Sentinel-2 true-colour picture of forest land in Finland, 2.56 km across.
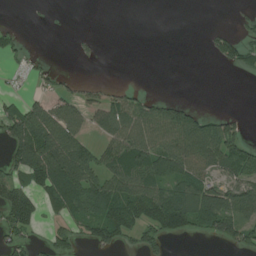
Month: July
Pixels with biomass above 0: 47%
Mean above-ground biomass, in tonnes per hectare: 44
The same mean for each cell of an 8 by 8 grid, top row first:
0 1 0 0 0 0 0 10
28 0 7 0 0 0 17 62
8 22 16 4 0 0 0 3
61 65 37 61 62 51 19 12
88 116 60 58 80 77 92 71
56 99 101 70 85 77 52 56
99 31 68 94 92 134 103 71
37 25 31 69 49 23 25 59
